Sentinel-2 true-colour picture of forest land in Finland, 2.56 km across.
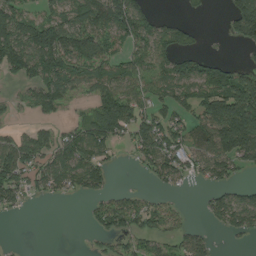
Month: August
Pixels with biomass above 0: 60%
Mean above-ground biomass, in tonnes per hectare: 70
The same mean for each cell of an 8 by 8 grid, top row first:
133 67 89 144 96 13 10 156
148 162 112 48 78 75 9 31
41 95 71 91 68 108 120 102
19 55 15 137 68 73 109 183
80 66 107 68 83 72 99 177
87 76 97 34 20 68 61 32
31 0 2 79 58 23 33 104
1 0 1 41 53 48 39 17
